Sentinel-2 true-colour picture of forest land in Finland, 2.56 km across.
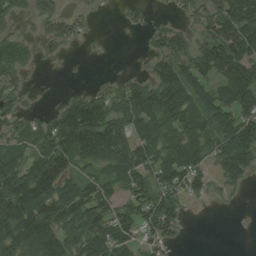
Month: August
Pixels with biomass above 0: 71%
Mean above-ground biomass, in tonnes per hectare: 75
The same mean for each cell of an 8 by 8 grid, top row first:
46 43 24 3 17 21 62 162
46 26 8 1 15 70 78 125
37 2 1 16 49 117 72 137
46 20 136 95 127 121 101 95
57 98 161 151 101 110 98 139
122 156 64 62 77 101 56 72
169 127 130 82 93 63 4 4
139 130 103 127 58 30 0 0
